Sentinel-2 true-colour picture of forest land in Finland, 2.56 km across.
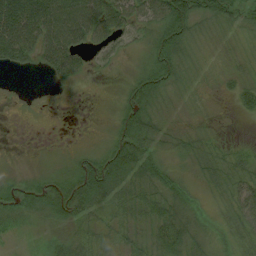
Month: August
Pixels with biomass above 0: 84%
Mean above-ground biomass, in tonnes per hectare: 32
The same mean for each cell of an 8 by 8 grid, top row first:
89 92 88 66 43 68 40 34
78 68 46 29 20 56 15 14
1 14 19 6 39 33 15 20
3 4 2 11 49 17 9 17
3 3 6 39 47 19 17 11
15 24 55 71 40 21 24 36
37 44 55 35 34 36 10 46
14 24 34 22 18 56 21 22
